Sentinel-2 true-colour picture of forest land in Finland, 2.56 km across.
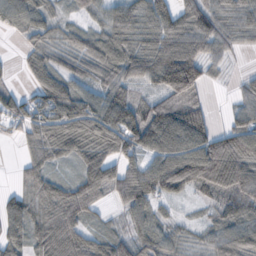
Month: October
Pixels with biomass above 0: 82%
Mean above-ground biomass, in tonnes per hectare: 71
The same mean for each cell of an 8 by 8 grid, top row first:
75 45 28 60 64 59 64 67
9 46 57 77 65 104 78 29
9 78 58 76 60 157 44 18
66 106 120 109 68 109 45 55
17 85 91 108 98 126 111 127
15 56 60 81 106 141 140 132
60 77 96 23 72 10 22 78
55 97 74 33 64 32 37 89
